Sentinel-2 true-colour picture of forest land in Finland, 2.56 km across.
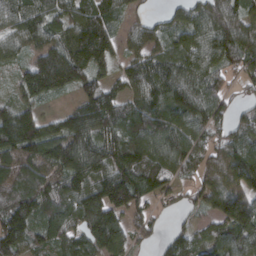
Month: March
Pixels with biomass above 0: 88%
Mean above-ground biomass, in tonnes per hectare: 106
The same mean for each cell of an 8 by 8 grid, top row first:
91 110 96 69 34 54 126 99
83 114 123 68 83 82 119 132
58 192 110 59 118 125 103 48
118 29 117 132 137 115 125 40
169 130 177 117 142 126 82 95
100 100 161 161 166 72 80 123
152 122 142 180 68 34 54 130
154 99 103 121 50 61 99 122
